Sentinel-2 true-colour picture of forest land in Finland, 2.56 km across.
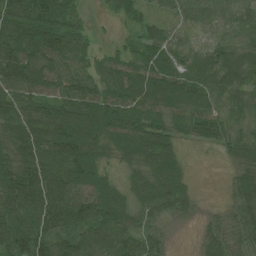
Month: July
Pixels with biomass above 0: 92%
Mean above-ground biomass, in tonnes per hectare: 88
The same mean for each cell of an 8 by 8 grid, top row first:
108 114 54 28 43 45 61 58
121 127 69 31 64 60 59 82
116 91 97 79 110 97 95 100
115 121 142 103 84 79 83 46
112 150 159 75 112 63 45 58
141 150 134 45 86 98 0 67
129 168 148 125 77 70 12 88
117 115 96 112 81 6 57 74
